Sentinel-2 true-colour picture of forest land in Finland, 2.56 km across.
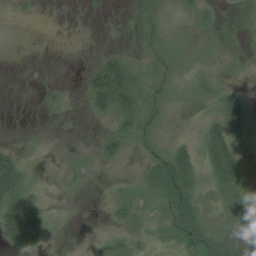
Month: July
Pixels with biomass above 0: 54%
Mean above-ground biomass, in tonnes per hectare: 28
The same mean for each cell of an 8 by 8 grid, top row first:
3 0 0 0 10 22 24 1
0 0 0 8 9 26 14 4
0 2 11 133 35 13 27 4
0 9 4 88 46 6 21 92
20 9 9 53 17 33 72 43
99 18 26 4 27 88 46 62
115 23 3 21 20 45 22 29
82 30 1 18 13 29 56 76
